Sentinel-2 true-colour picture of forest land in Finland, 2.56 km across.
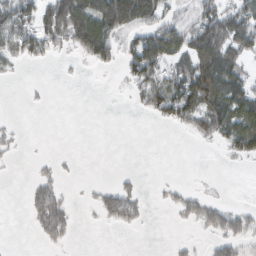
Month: February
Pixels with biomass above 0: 41%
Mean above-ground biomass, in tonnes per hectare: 39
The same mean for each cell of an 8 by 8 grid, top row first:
94 96 126 106 92 47 82 90
58 48 54 68 97 81 126 80
5 1 2 1 73 76 139 67
0 2 0 0 20 80 88 92
13 0 0 0 0 0 14 79
1 18 3 4 5 1 2 0
0 84 4 47 18 24 47 26
0 26 2 0 0 7 17 49
